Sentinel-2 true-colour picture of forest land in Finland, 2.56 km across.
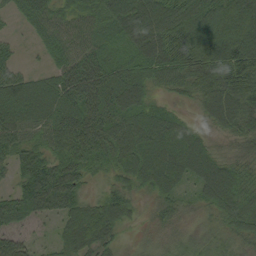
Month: August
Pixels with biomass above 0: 92%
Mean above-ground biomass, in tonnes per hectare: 60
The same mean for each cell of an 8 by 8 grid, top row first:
23 54 40 56 85 83 103 109
13 35 55 47 77 71 106 98
53 42 110 82 69 43 59 69
80 75 89 79 69 27 52 65
63 62 88 70 69 67 44 31
44 101 69 29 58 68 81 53
68 67 61 70 17 33 37 68
45 12 80 34 21 34 25 40
